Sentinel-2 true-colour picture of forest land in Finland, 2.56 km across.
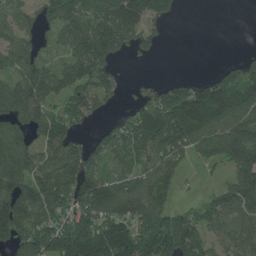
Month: July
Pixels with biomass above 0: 71%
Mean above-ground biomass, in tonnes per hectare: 101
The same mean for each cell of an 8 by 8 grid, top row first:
74 62 103 137 146 24 0 0
108 25 141 115 40 0 0 1
85 119 114 57 18 36 70 106
91 79 107 26 119 225 217 141
106 111 70 78 128 169 113 139
124 119 162 72 99 75 13 106
142 133 138 140 122 58 62 102
121 193 264 249 155 171 76 96
